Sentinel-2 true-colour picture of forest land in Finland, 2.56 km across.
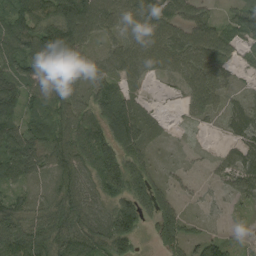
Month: August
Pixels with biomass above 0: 88%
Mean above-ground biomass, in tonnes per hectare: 73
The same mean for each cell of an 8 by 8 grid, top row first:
98 122 149 96 111 73 53 76
94 139 84 49 86 75 94 40
91 93 67 69 29 30 75 14
69 74 73 114 45 17 45 47
105 108 90 125 67 6 4 57
64 51 72 156 102 22 14 62
75 61 77 91 110 75 17 18
105 94 90 125 24 107 56 24
